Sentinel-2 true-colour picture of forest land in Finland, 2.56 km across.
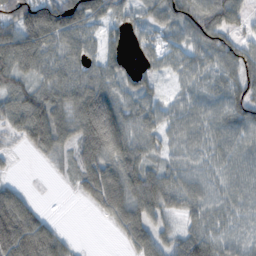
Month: November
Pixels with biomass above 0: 82%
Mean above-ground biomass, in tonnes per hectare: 73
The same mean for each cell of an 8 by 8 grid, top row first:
115 155 110 56 43 78 98 50
131 93 76 41 40 45 85 77
83 73 78 66 39 29 68 89
78 117 94 100 60 61 71 93
17 84 80 116 64 55 72 76
11 5 61 112 100 72 68 74
119 10 5 92 99 55 73 68
175 110 6 5 84 57 94 70
